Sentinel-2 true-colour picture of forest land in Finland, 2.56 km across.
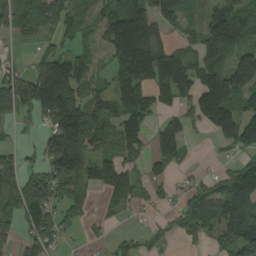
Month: August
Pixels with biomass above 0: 71%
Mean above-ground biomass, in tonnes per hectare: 119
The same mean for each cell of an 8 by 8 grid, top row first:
108 130 81 135 206 119 107 160
18 49 58 139 251 84 149 128
123 253 159 101 186 245 151 184
87 175 193 136 165 91 192 158
37 127 207 98 99 145 10 129
104 149 158 149 67 39 53 166
130 139 95 47 38 49 170 184
58 104 24 36 41 38 61 171
